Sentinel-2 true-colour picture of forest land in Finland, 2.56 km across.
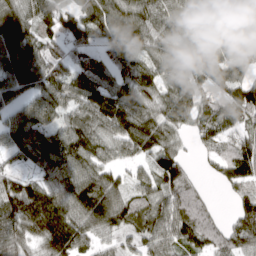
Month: March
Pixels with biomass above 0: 90%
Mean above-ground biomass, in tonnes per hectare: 92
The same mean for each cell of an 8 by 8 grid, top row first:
97 103 98 114 107 90 78 90
121 90 85 87 82 91 80 72
123 116 105 67 96 83 95 85
64 90 86 130 97 101 85 97
88 105 123 88 100 51 51 85
68 97 126 73 53 92 19 100
122 151 123 147 91 94 40 75
92 108 100 53 79 91 73 88
